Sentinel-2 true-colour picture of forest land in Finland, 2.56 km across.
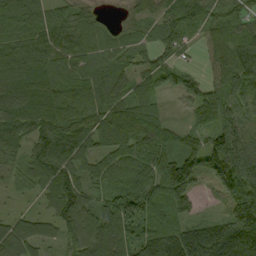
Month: September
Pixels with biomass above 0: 93%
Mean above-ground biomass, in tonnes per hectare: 80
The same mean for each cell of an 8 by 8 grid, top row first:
70 62 66 9 52 82 71 64
81 79 73 55 41 49 63 90
112 97 68 70 63 49 49 105
99 110 93 77 74 12 79 86
63 106 99 65 79 59 63 65
29 101 70 72 85 153 57 110
11 33 103 96 125 112 6 107
90 42 88 130 123 164 178 178
